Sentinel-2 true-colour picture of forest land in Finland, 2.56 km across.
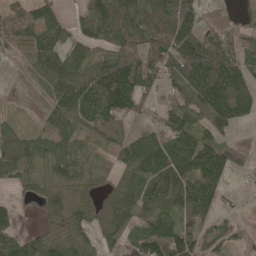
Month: May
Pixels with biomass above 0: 80%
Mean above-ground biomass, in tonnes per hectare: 104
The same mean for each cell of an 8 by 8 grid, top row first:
95 91 62 153 135 167 72 37
73 104 74 92 101 161 140 60
8 87 119 198 131 109 237 145
17 58 127 139 43 115 152 129
127 91 87 73 127 149 126 33
86 99 102 66 126 174 168 24
42 97 128 123 128 152 109 15
90 101 113 71 137 165 71 33
